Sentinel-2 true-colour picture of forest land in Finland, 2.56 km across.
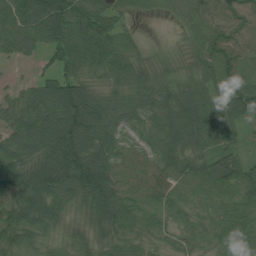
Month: July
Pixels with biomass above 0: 94%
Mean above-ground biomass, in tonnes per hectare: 78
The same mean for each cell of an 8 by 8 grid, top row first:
96 152 116 70 19 36 68 76
62 72 114 88 30 26 80 67
13 65 96 66 83 71 74 73
73 114 156 79 71 108 87 91
79 125 152 81 58 89 66 23
92 164 188 107 64 79 82 77
92 99 57 113 46 46 51 56
65 40 55 60 41 32 40 53
